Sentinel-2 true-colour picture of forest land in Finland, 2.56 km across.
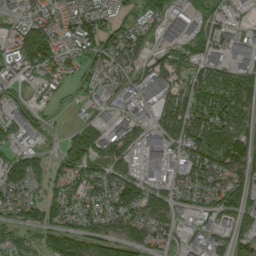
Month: September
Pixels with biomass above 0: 83%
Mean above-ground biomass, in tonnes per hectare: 83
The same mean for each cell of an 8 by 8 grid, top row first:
55 78 114 74 45 72 76 45
88 119 102 78 54 67 79 86
82 68 40 72 79 55 98 96
64 22 26 46 60 117 124 115
70 24 164 122 112 86 128 133
110 93 91 88 86 67 103 90
77 100 77 97 108 66 63 109
44 98 122 92 92 53 78 77
